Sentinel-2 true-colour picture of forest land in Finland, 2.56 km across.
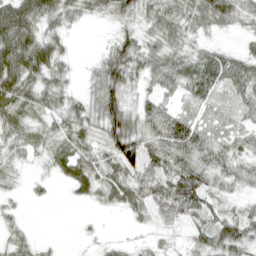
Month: April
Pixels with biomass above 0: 82%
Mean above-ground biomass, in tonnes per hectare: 43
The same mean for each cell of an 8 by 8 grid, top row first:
83 58 37 33 39 50 67 39
91 57 1 44 48 49 27 16
81 52 12 81 33 45 65 61
47 41 44 78 43 36 16 27
37 29 42 62 75 91 51 36
22 15 44 50 57 70 62 50
12 3 4 25 44 62 53 26
31 5 5 8 10 14 57 68
